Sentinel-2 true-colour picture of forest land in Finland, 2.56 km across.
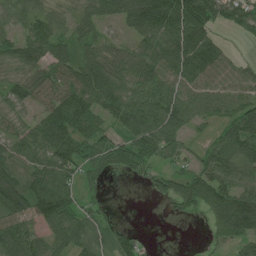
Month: July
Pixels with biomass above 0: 80%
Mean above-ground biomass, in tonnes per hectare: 69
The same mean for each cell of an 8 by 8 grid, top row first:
50 46 43 55 112 132 92 61
66 86 51 37 49 104 97 6
46 69 93 91 109 84 66 52
45 75 113 93 134 114 49 69
64 91 83 67 112 68 29 90
90 100 52 18 28 57 89 74
98 103 60 13 0 29 76 140
95 63 67 42 23 0 20 78
